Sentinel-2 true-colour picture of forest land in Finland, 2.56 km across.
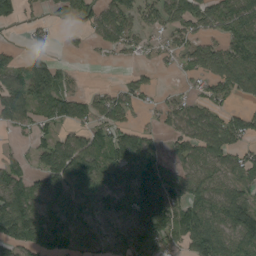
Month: August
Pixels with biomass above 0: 71%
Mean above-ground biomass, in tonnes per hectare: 79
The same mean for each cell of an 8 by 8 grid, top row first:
50 22 68 99 64 97 94 113
17 27 13 49 41 55 80 103
71 111 14 6 40 11 67 99
86 69 97 89 27 61 73 53
16 79 115 100 77 53 109 67
65 112 140 81 117 85 92 80
157 92 75 61 115 119 127 130
118 123 90 63 107 70 167 111
